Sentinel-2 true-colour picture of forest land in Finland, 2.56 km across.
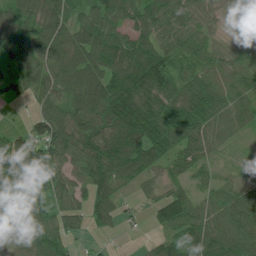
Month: July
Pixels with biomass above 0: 89%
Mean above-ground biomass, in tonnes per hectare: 74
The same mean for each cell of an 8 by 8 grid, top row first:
84 99 53 68 78 71 40 26
110 126 100 108 82 64 47 63
75 80 94 109 130 67 57 59
4 75 103 142 107 89 86 51
89 125 94 113 119 84 50 14
72 91 59 99 62 38 28 23
73 62 55 67 16 91 59 104
73 91 19 7 10 68 110 104
